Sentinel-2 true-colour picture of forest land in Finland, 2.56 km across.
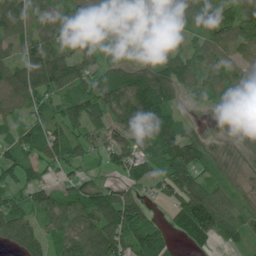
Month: June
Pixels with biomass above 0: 87%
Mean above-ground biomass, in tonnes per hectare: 82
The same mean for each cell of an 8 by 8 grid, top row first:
105 75 87 86 67 76 72 97
71 111 76 46 70 81 82 80
112 130 102 87 118 105 76 88
51 70 95 102 158 56 22 120
69 104 76 88 92 113 55 63
60 31 43 41 92 121 61 43
63 74 79 128 66 69 127 49
77 64 98 132 137 33 57 44
